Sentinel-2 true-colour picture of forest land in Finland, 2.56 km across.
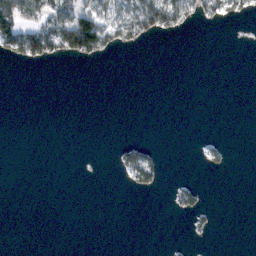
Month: February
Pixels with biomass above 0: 14%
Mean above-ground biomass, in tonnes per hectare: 12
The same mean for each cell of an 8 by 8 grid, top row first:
83 61 95 38 68 48 23 13
60 66 112 23 7 0 0 0
0 0 0 0 0 0 0 0
0 0 0 0 0 0 0 0
0 0 0 5 22 0 7 0
0 0 0 2 34 2 2 0
0 0 0 0 0 13 7 0
0 0 0 0 0 1 2 0
